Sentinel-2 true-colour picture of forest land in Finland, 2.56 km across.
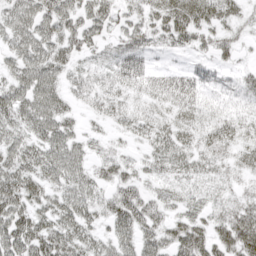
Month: April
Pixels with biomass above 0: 85%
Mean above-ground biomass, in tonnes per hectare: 41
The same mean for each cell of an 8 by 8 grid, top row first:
52 58 49 40 39 63 49 31
45 54 36 21 40 26 28 23
45 56 31 38 39 36 33 25
58 61 21 33 29 36 35 25
47 54 34 18 24 46 36 37
64 46 45 35 26 33 28 21
62 43 56 48 55 29 30 42
68 64 49 39 47 49 45 66
